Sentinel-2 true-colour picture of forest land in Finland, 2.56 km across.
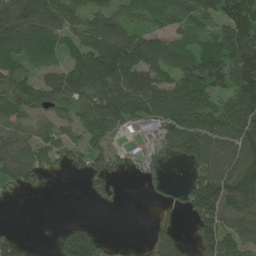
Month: June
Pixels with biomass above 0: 72%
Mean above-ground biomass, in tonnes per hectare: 86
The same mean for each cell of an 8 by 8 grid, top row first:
132 165 81 86 62 82 84 176
110 87 84 114 105 69 96 146
93 73 133 112 97 83 139 136
88 65 82 122 101 110 108 135
109 85 79 50 45 90 123 118
98 34 37 59 42 1 125 137
3 0 0 12 1 47 181 122
54 3 152 23 16 69 140 114
